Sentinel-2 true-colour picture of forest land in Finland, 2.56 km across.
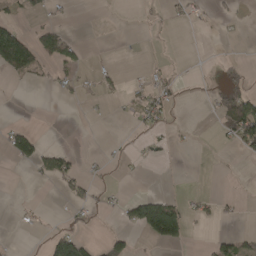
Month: April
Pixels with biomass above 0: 20%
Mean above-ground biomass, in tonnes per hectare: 23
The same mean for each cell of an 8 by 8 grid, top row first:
27 25 0 0 7 12 9 7
177 77 36 0 2 1 0 0
18 16 19 19 12 18 3 25
0 0 1 7 38 6 8 143
54 9 0 3 15 7 0 56
0 44 31 4 5 5 2 2
4 2 22 11 120 77 20 10
2 32 49 38 22 55 19 38
